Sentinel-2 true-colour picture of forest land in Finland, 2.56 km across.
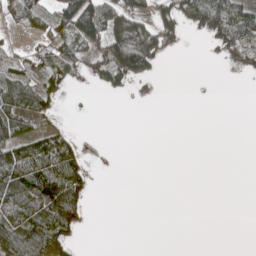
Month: May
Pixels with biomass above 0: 38%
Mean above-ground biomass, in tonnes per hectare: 34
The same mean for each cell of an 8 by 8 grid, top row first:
45 40 113 58 37 52 83 77
15 43 55 94 97 20 12 52
57 59 14 58 31 0 0 3
82 37 0 0 0 0 0 0
84 81 24 0 0 0 0 0
105 120 62 0 0 0 0 0
93 104 66 0 0 0 0 0
107 85 11 0 0 0 0 0
